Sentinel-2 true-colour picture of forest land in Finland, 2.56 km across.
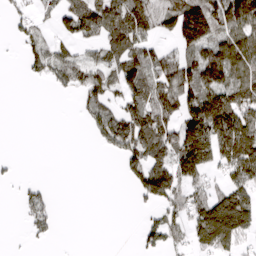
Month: March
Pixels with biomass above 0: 54%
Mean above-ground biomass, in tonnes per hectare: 71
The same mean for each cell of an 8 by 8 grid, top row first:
34 25 127 111 99 128 144 140
12 64 33 90 64 67 111 141
1 45 65 67 106 127 114 95
0 0 18 73 111 98 196 141
0 0 0 73 133 127 166 193
18 1 0 0 118 113 55 111
20 51 0 0 24 76 143 154
2 19 0 0 50 50 122 73
